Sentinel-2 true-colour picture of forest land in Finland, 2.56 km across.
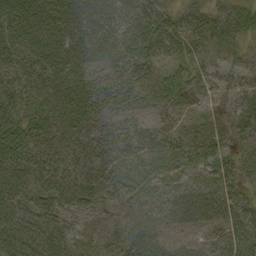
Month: September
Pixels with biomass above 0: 85%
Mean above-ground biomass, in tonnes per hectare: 44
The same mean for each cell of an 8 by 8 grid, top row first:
71 78 70 65 77 36 33 43
53 69 75 42 76 62 15 15
37 55 63 32 31 43 26 27
61 47 58 25 21 30 17 30
78 32 35 35 49 44 39 22
25 56 46 29 43 33 33 29
60 64 45 17 31 52 61 40
83 73 10 11 49 32 27 46
